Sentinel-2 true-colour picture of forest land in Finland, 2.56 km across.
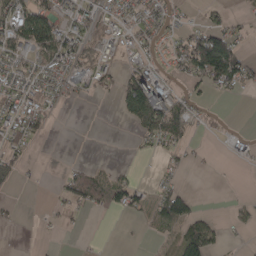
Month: April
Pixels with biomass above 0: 43%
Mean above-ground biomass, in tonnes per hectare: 34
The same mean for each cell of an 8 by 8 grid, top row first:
77 76 54 48 43 26 18 12
60 85 65 39 45 40 124 40
43 57 49 33 79 21 73 75
57 32 0 6 116 75 14 0
37 3 0 0 19 42 2 10
27 1 49 27 2 16 2 0
8 6 34 43 29 93 2 19
1 3 2 0 3 40 84 4
